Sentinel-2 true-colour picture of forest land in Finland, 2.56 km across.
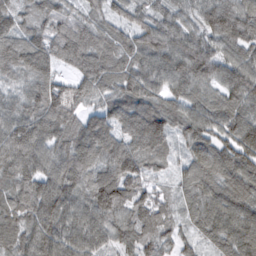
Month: February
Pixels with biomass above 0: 98%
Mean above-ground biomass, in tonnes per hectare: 102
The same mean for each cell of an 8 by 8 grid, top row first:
107 104 78 80 89 83 104 117
129 135 149 107 111 110 90 89
70 117 106 99 113 92 86 102
96 150 88 101 119 86 94 85
144 110 123 109 123 53 93 102
113 110 105 141 98 47 102 106
107 129 93 135 119 68 106 106
84 107 99 73 89 55 67 111
